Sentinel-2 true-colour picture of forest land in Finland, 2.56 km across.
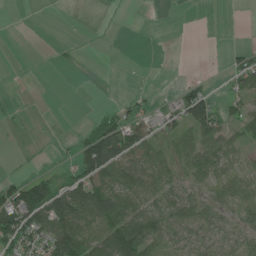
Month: June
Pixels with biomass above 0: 48%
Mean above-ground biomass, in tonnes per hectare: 34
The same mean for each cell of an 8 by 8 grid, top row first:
0 1 1 0 0 0 0 0
0 1 4 2 0 1 0 20
0 0 0 2 3 11 21 39
3 0 0 23 34 67 82 39
1 3 51 122 66 35 39 20
19 32 81 55 61 36 28 32
126 119 102 72 52 56 41 28
99 80 98 90 88 33 38 35
